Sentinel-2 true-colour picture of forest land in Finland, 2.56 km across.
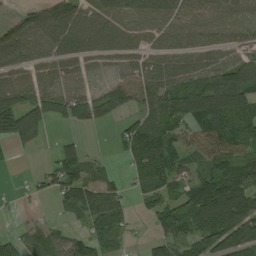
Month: August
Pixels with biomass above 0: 76%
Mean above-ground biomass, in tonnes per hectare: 79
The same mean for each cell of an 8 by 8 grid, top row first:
28 74 80 83 86 89 88 71
85 70 79 73 75 70 76 65
79 74 51 41 96 89 87 118
151 77 59 60 66 119 199 156
72 11 38 17 124 95 128 109
6 52 93 29 82 89 94 111
14 4 91 88 34 81 152 130
41 52 66 54 22 83 128 130
